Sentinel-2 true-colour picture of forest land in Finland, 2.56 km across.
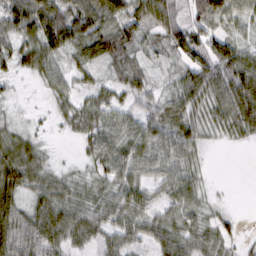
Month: February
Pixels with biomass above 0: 85%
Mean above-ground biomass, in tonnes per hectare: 47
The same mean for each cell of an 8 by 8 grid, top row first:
71 84 84 71 64 57 61 34
48 74 58 58 28 53 63 43
15 38 27 29 30 34 80 86
12 10 47 45 50 49 52 77
56 10 17 60 73 76 17 14
75 36 20 50 51 65 12 0
63 61 47 54 52 47 29 3
75 65 40 39 37 58 48 18
